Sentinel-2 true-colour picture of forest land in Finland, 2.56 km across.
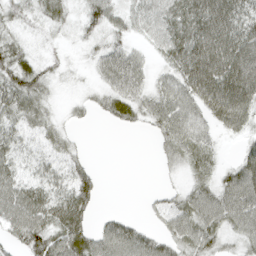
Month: April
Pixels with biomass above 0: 78%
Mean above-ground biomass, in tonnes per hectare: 41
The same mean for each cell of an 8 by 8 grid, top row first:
32 34 28 38 38 57 86 63
40 13 12 35 17 58 84 79
64 33 7 40 29 46 86 87
49 27 12 32 40 52 46 71
40 28 11 0 0 46 30 19
42 36 51 0 0 12 34 70
64 61 61 2 6 36 57 71
33 71 71 66 47 43 48 36
